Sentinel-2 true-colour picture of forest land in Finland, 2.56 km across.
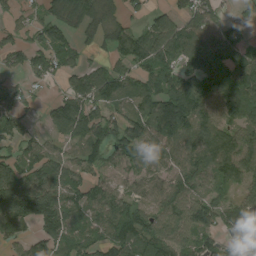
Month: August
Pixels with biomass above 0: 81%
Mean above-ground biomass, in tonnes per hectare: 98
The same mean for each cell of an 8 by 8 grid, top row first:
41 64 108 60 44 74 112 45
73 106 60 63 112 131 166 105
36 55 94 133 89 123 139 165
89 37 147 74 119 167 94 119
68 65 77 115 127 77 121 131
145 125 78 63 83 89 90 100
158 173 107 123 91 95 97 93
51 102 105 107 147 113 65 54
